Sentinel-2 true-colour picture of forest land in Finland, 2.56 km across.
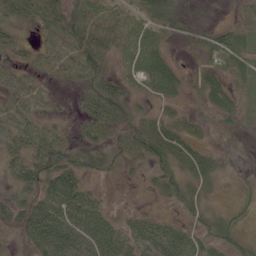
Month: June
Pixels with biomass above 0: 77%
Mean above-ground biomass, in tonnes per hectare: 32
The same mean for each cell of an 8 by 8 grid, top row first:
30 47 44 25 30 31 3 15
28 39 67 31 30 8 43 53
34 13 33 46 37 34 32 24
35 12 21 54 20 18 17 24
39 51 23 22 39 55 17 2
43 64 42 9 13 36 38 7
41 61 69 15 10 18 18 20
14 72 75 55 46 43 17 17
